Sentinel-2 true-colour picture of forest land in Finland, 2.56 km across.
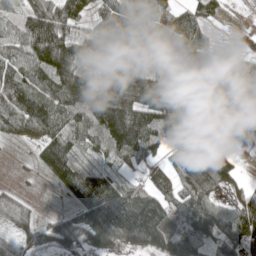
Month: May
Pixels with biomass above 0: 87%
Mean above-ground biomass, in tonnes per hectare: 94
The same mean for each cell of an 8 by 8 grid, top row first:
43 137 94 77 74 101 62 4
80 186 104 76 178 129 77 33
119 100 110 67 70 80 159 133
123 140 105 144 119 89 149 156
25 89 61 92 112 74 120 14
6 36 82 67 48 54 162 49
52 10 89 132 145 86 126 92
39 65 76 110 129 157 126 178
